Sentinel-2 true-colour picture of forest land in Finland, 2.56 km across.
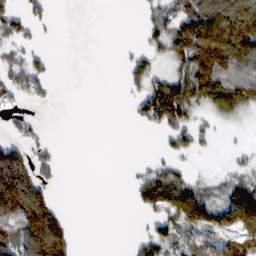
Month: February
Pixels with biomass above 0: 48%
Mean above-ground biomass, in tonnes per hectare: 58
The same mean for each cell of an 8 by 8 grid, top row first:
58 33 0 0 27 90 139 136
39 9 0 0 32 93 164 140
76 57 0 0 66 92 130 110
30 4 0 0 74 169 47 54
81 29 0 0 0 59 16 5
139 35 0 0 32 55 11 42
138 111 0 0 48 106 113 194
99 196 9 0 49 53 73 120
